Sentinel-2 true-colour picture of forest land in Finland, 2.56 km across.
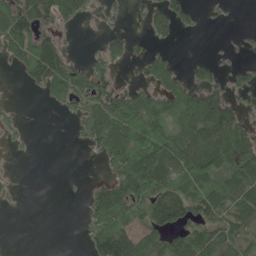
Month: May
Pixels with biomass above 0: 54%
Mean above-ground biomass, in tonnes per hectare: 55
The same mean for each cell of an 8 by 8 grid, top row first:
120 86 47 14 19 59 7 0
78 105 2 47 22 10 1 7
5 98 75 54 34 49 51 26
11 3 42 111 95 99 161 55
9 0 11 99 97 84 120 92
7 0 1 66 146 88 96 87
2 0 7 130 62 120 78 77
0 0 3 152 78 68 87 71
